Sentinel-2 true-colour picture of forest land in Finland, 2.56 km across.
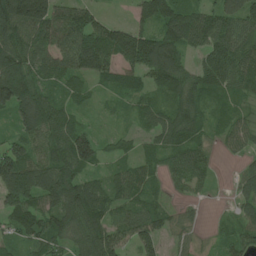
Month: June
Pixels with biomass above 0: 87%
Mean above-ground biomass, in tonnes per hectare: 87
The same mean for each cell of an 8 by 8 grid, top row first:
171 165 121 16 78 151 90 130
108 104 152 139 158 112 98 114
207 73 63 64 65 112 107 98
102 118 39 19 57 89 54 40
68 105 139 30 32 83 47 42
174 115 88 49 63 68 44 39
117 90 147 79 78 29 7 47
50 88 89 132 100 36 17 64
